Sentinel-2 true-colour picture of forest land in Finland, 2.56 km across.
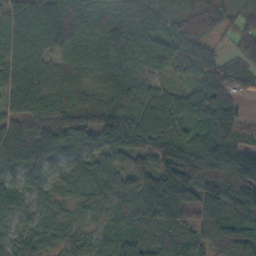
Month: October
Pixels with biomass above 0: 96%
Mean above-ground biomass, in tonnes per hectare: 92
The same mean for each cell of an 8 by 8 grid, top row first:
60 90 75 110 144 117 128 65
56 59 50 103 119 119 77 109
67 73 73 75 69 36 90 76
51 76 124 116 99 80 130 72
122 138 98 86 103 151 145 101
62 88 51 64 100 185 162 175
60 34 30 45 96 186 135 121
33 42 42 45 64 50 82 186
